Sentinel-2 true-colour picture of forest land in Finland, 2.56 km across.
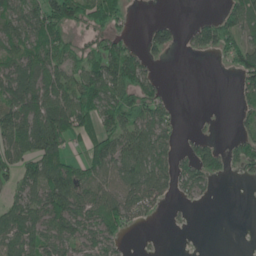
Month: June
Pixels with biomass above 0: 60%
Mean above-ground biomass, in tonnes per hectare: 51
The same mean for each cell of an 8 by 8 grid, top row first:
70 82 75 74 0 2 18 70
60 84 34 51 38 27 59 67
72 69 67 94 61 0 0 34
100 90 92 82 99 20 1 23
72 98 41 72 77 29 37 32
49 96 68 59 85 57 58 13
60 86 67 77 57 7 2 0
83 73 67 48 2 0 0 0
